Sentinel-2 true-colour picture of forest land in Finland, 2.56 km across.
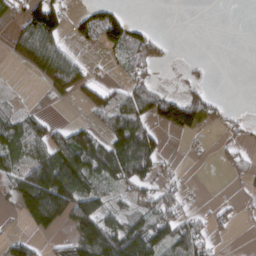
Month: March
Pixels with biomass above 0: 49%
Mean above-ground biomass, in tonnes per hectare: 60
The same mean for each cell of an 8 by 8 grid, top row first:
41 125 33 57 0 0 0 0
59 122 17 52 83 2 0 0
2 84 82 14 45 7 12 0
37 12 12 86 105 146 69 9
95 96 129 121 139 1 8 23
83 186 148 99 95 22 0 23
46 210 129 59 70 63 16 15
41 23 125 157 148 106 51 0
